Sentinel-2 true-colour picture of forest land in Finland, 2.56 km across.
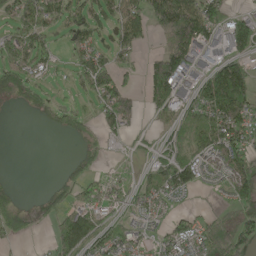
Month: May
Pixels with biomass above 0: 62%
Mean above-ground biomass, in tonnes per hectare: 72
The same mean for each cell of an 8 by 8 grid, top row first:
109 104 63 54 93 227 142 47
121 64 69 66 28 192 83 92
89 21 54 112 68 145 106 165
7 57 45 123 62 67 141 130
0 0 22 15 18 59 110 95
2 3 60 19 42 136 30 120
47 40 96 53 54 16 9 55
36 29 142 91 39 75 54 110
